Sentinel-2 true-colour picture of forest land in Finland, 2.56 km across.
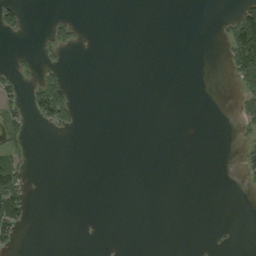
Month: September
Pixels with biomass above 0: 11%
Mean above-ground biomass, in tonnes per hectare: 9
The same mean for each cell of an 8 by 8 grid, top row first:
25 4 2 0 0 0 0 46
1 12 6 0 0 0 0 94
17 48 0 0 0 0 0 40
26 67 9 0 0 0 0 15
25 0 0 0 0 0 0 7
60 0 0 0 0 0 0 7
64 0 0 0 0 0 0 0
23 0 0 0 0 0 2 0
